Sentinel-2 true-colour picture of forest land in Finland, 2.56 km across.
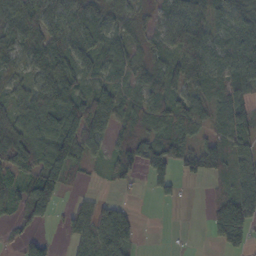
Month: October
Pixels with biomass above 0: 77%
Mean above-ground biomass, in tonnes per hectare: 65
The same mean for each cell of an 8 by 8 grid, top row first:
70 71 64 49 23 69 62 67
57 76 75 68 35 78 61 94
38 69 73 48 51 76 58 81
61 108 87 95 81 92 55 90
91 85 113 57 111 98 53 85
48 103 20 45 59 67 46 118
50 83 40 61 0 8 35 151
29 28 62 144 6 2 22 64
